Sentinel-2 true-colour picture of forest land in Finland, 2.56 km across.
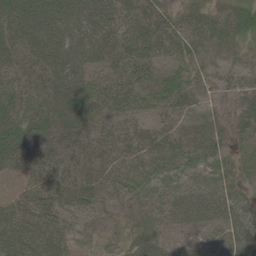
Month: June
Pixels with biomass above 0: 85%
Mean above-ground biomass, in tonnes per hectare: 44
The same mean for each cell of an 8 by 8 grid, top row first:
71 78 70 65 77 36 33 43
53 69 75 42 76 62 15 15
37 55 63 32 31 43 26 27
61 47 58 25 21 30 17 30
78 32 35 35 49 44 39 22
25 56 46 29 43 33 33 29
60 64 45 17 31 52 61 40
83 73 10 11 49 32 27 46
